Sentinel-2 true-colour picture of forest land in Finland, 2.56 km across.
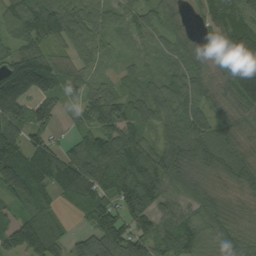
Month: September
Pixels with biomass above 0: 91%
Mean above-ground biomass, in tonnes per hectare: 94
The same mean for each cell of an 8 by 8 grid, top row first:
105 157 113 64 68 57 59 104
79 82 82 39 45 73 65 130
172 119 76 42 64 75 77 115
128 73 59 120 83 80 81 69
115 92 71 154 97 72 46 62
160 138 141 124 155 81 61 64
68 80 103 117 131 68 76 50
130 140 63 162 135 115 81 87
